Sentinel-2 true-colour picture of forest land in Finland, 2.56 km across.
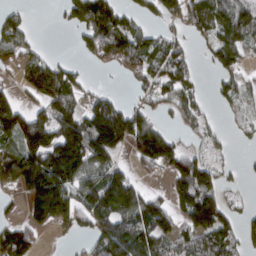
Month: March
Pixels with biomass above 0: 64%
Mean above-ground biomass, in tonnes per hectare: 103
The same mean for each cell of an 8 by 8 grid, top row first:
40 1 125 149 47 77 127 154
107 13 45 153 109 65 64 101
52 189 59 7 71 101 17 70
115 109 112 167 78 52 31 29
127 195 236 196 193 80 40 10
188 255 153 129 40 123 117 23
22 223 135 194 151 77 191 30
143 10 46 181 147 113 124 84
